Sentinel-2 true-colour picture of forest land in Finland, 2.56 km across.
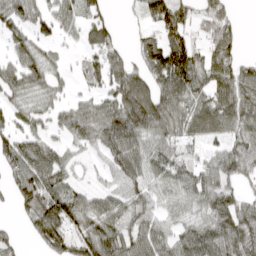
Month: April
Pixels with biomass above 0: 76%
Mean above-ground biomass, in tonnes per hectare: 67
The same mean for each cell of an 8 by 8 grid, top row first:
61 69 61 21 49 96 64 13
53 31 28 47 49 102 62 30
68 55 22 72 86 153 84 80
43 45 57 85 137 101 105 89
77 61 39 86 66 65 69 65
65 91 14 40 61 76 75 58
36 110 75 69 61 36 78 68
22 89 85 104 84 65 96 94
